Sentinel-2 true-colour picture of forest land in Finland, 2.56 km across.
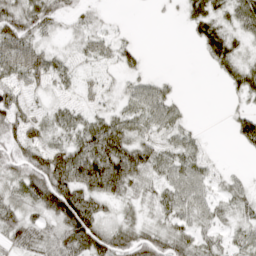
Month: April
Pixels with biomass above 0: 71%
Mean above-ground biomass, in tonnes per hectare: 34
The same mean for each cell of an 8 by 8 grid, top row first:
50 47 17 4 0 6 44 47
42 20 14 26 9 0 34 19
28 29 14 10 25 5 1 34
48 22 23 24 42 24 0 30
42 35 59 85 44 27 6 23
37 79 91 111 44 43 25 12
30 52 98 19 20 43 32 32
41 40 74 62 48 48 27 30
